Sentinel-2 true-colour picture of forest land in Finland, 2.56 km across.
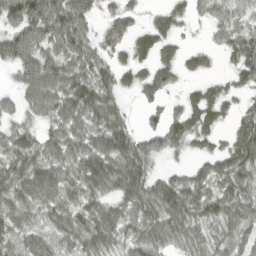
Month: April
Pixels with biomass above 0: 84%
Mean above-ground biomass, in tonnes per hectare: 69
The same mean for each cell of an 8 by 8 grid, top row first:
119 140 101 46 23 41 51 54
113 82 106 62 47 38 27 72
41 122 102 55 48 41 25 42
42 80 95 74 24 28 69 45
63 69 87 100 58 58 31 85
80 94 84 95 73 40 58 79
72 71 76 59 89 96 76 84
67 56 76 76 77 68 61 73
